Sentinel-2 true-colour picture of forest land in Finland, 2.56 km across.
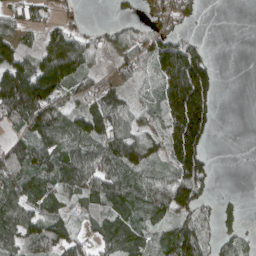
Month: April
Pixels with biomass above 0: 71%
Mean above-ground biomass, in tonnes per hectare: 84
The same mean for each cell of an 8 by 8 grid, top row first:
58 38 7 11 29 102 1 0
95 103 105 55 92 111 37 0
178 173 91 44 48 213 141 0
155 134 95 130 49 219 148 0
75 98 86 119 102 210 73 0
119 98 117 98 74 139 73 0
113 69 57 79 77 118 36 25
103 114 50 83 57 115 65 52
